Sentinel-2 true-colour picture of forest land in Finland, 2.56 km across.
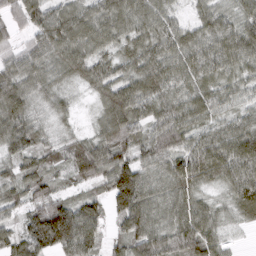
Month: March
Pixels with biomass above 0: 95%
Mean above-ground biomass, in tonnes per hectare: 71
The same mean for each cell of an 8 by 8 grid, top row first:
62 88 77 78 67 33 53 54
44 83 78 46 62 70 73 87
76 51 48 72 84 71 68 53
94 28 10 82 72 85 66 48
81 42 51 96 74 85 84 103
55 50 60 110 70 89 62 90
51 111 86 65 98 71 45 64
72 147 135 43 105 107 87 10
